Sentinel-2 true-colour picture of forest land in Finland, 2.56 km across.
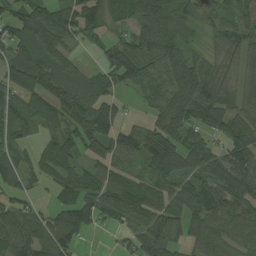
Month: August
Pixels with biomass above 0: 81%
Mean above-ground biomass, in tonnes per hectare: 73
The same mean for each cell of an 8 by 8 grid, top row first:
80 82 105 70 96 66 29 60
76 100 27 68 81 68 26 67
79 103 56 70 59 72 72 44
83 79 94 76 20 86 101 66
47 41 98 102 99 100 75 121
68 41 65 63 55 76 88 120
65 38 111 95 90 62 109 83
87 99 49 12 82 59 75 67
